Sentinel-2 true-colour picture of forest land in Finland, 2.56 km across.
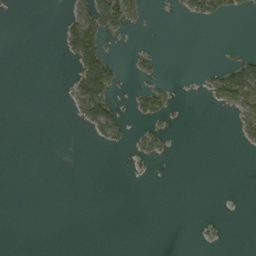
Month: September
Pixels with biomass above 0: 13%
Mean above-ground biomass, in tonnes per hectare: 9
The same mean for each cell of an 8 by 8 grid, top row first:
1 0 35 44 13 4 39 12
0 0 87 3 3 0 0 2
0 0 50 45 8 2 16 70
0 0 25 43 24 5 1 28
0 0 0 16 14 1 0 8
0 0 0 0 2 0 0 0
0 0 0 0 0 0 0 0
0 0 0 0 0 0 2 0
